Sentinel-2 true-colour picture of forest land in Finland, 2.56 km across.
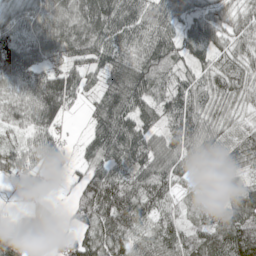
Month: May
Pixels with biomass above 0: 90%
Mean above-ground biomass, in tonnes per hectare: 70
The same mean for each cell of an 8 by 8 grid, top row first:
49 80 85 100 68 59 63 50
82 79 86 94 82 73 79 52
85 104 60 94 100 51 60 73
68 115 12 115 79 83 67 43
44 73 27 118 103 78 69 67
40 46 55 98 87 71 22 40
14 42 107 109 75 36 36 89
74 23 58 97 47 66 73 121
